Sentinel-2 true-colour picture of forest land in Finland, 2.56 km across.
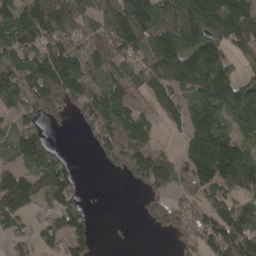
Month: April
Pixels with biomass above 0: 76%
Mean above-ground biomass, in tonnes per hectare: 121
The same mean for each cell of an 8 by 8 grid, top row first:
116 188 155 210 197 204 207 227
113 130 100 162 121 183 155 106
144 186 171 137 97 133 219 108
84 95 95 192 73 76 145 128
113 81 7 179 135 21 172 118
107 173 32 22 147 85 163 204
119 74 68 0 67 110 116 148
47 71 79 7 0 44 138 230
